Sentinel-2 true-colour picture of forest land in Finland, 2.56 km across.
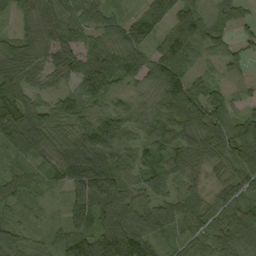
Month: September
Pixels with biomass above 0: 93%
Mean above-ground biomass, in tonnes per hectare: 74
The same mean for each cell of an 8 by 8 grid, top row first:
57 64 77 46 55 79 68 41
81 77 79 75 67 103 50 28
81 46 72 75 64 110 40 19
130 65 54 64 49 115 94 43
108 80 81 83 47 60 88 118
63 41 134 122 66 62 41 81
35 15 77 128 91 90 60 93
93 39 102 154 93 44 62 116
